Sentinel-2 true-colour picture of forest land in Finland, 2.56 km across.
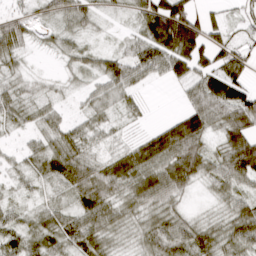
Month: March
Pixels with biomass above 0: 84%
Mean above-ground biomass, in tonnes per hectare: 45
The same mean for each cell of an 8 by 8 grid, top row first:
40 30 47 13 61 110 35 34
49 16 27 19 64 94 72 43
29 14 18 59 35 35 57 62
40 34 20 28 15 17 71 86
8 37 45 18 50 103 39 82
17 45 74 64 74 81 40 71
23 33 51 46 47 33 7 47
45 43 55 26 30 59 49 61
